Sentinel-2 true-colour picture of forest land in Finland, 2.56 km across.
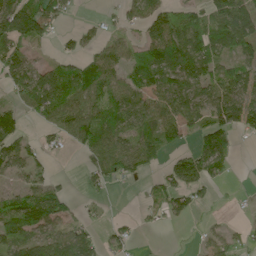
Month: June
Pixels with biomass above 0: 62%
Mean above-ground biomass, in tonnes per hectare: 59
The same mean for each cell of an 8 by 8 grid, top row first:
143 102 10 19 64 60 63 77
79 17 38 49 54 89 79 59
87 96 127 69 76 85 70 73
54 89 88 79 90 88 73 86
76 27 52 83 76 34 69 16
37 30 11 59 26 67 64 2
105 131 21 3 24 45 10 7
79 100 77 34 4 1 46 33
